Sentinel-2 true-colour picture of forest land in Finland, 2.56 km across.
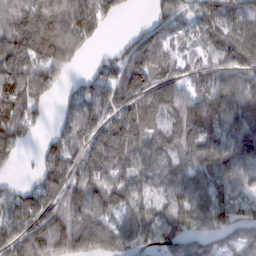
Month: February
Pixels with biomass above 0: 84%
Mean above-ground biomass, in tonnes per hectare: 102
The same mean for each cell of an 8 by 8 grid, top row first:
191 218 213 44 12 75 85 95
152 194 107 16 102 43 66 115
161 132 32 82 109 70 75 86
92 24 94 81 115 115 142 137
68 47 82 141 94 100 108 139
14 99 95 100 75 84 125 117
96 99 107 88 69 116 132 82
104 153 131 149 78 110 121 122
